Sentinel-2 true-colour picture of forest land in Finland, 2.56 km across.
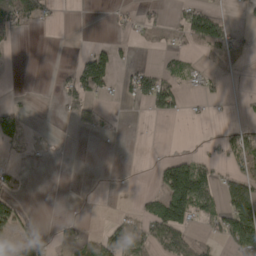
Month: April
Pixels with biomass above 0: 30%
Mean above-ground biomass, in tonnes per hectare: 32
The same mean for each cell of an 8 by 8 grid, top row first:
77 21 0 10 22 18 86 7
4 0 3 31 7 17 58 29
0 0 90 46 67 41 24 3
49 0 50 6 11 32 8 6
36 2 0 2 1 0 10 49
27 0 0 1 0 154 58 65
47 0 1 2 29 129 54 135
33 14 32 67 63 77 21 102
